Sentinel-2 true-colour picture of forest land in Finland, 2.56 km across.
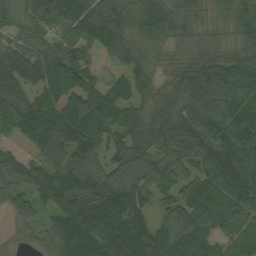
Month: September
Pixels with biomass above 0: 95%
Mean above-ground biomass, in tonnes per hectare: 104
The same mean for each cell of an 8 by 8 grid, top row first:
73 95 132 115 105 99 61 92
97 87 115 86 71 66 80 88
123 92 98 52 68 102 134 117
109 98 107 87 86 118 115 103
44 99 125 74 110 126 124 128
112 107 106 101 103 108 114 124
85 85 174 208 98 109 125 99
36 84 160 191 174 113 74 73
